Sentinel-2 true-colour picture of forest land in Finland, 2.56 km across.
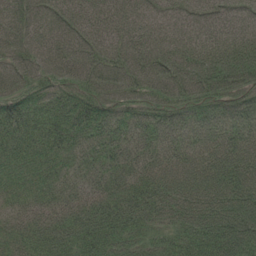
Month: June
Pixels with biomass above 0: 99%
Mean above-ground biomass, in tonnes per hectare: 94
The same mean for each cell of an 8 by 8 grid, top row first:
82 88 82 93 76 60 81 82
79 88 93 98 105 104 105 103
74 75 95 110 117 134 146 131
102 79 99 83 84 92 99 112
77 82 82 96 87 87 93 110
60 65 59 79 90 100 112 121
44 71 86 101 109 108 135 147
58 84 95 98 66 83 130 145
